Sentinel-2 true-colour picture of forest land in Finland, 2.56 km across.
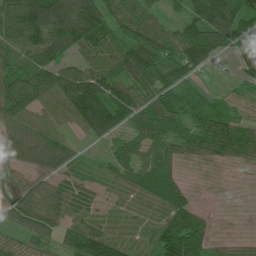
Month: July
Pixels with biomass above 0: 91%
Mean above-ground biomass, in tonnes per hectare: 72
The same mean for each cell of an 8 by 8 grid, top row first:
98 166 156 66 57 27 117 120
81 134 101 79 101 72 151 81
131 86 119 96 91 55 8 34
97 58 119 129 77 70 57 24
65 82 22 43 55 54 70 76
33 60 42 48 77 52 9 13
72 68 67 42 52 87 16 9
34 41 114 94 48 126 56 25
